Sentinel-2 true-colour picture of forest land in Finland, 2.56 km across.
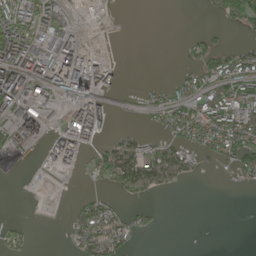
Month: May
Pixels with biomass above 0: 43%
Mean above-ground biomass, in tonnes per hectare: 44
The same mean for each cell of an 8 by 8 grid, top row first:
99 48 11 5 0 0 9 77
154 76 61 1 0 1 37 26
136 111 188 39 2 26 61 104
106 29 112 35 19 85 112 90
58 61 93 31 29 53 65 100
2 13 15 61 70 36 3 33
0 2 35 31 13 0 0 0
23 0 47 52 3 0 0 0
